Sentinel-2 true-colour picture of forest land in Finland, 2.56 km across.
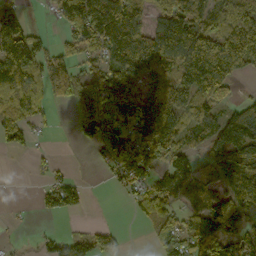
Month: October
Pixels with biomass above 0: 67%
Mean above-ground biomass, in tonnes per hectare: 96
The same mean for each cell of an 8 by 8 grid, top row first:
51 20 181 177 83 147 101 147
124 58 103 134 116 141 203 168
99 102 113 136 104 132 252 38
53 13 129 157 152 128 95 112
36 7 38 185 174 116 107 154
0 27 9 37 107 143 65 199
2 44 37 0 79 63 128 92
3 43 50 41 6 105 144 109
